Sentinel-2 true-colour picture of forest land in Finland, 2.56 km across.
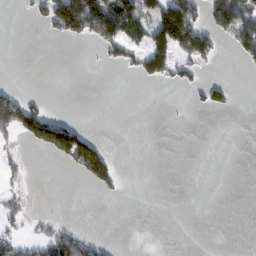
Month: February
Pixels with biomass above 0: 22%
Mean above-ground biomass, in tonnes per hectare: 39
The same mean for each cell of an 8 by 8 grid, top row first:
4 90 233 176 95 206 77 138
0 0 2 70 94 126 101 77
1 0 0 0 42 48 26 1
130 53 0 0 0 1 23 3
24 111 146 9 0 0 0 0
22 0 32 75 0 0 0 0
42 1 0 0 0 0 0 0
57 73 62 10 0 0 0 0
